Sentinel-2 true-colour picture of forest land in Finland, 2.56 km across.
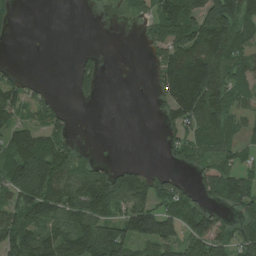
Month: July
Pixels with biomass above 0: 60%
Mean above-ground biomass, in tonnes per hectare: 78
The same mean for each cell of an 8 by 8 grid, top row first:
17 0 1 6 40 139 211 151
1 0 5 0 23 115 129 83
51 8 60 1 3 177 159 75
89 82 0 0 1 108 148 55
99 93 17 1 0 63 84 46
155 177 104 97 78 31 82 79
109 114 119 95 102 83 49 89
165 126 171 212 97 92 120 81
